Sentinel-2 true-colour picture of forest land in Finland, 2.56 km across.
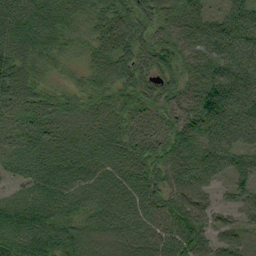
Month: September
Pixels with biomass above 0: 96%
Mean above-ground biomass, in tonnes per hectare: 69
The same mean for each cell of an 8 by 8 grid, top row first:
93 77 63 87 74 74 48 65
84 65 39 94 70 77 85 84
93 37 33 79 64 64 82 100
55 68 51 65 59 56 105 96
34 49 54 62 78 73 71 72
26 63 62 60 84 64 64 59
64 76 56 80 80 85 60 50
57 86 85 73 85 94 65 44
